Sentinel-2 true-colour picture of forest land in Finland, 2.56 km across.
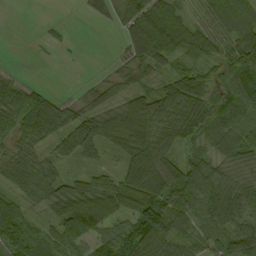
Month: September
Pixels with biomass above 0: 82%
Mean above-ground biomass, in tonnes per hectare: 56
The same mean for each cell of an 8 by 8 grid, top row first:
0 1 4 30 83 57 42 61
0 9 1 3 84 64 67 91
29 2 6 37 45 59 59 75
79 87 51 57 55 94 98 67
46 44 68 26 68 59 67 83
59 55 32 35 119 88 75 48
47 41 130 94 105 82 66 57
53 49 74 64 55 66 46 73
